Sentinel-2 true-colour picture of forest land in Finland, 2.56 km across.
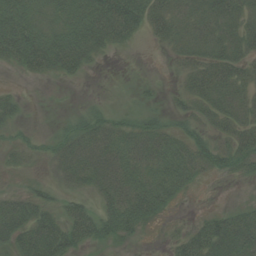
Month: August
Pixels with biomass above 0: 65%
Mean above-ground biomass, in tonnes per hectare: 39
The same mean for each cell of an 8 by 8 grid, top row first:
91 35 67 98 76 41 43 41
113 100 81 28 3 24 37 38
4 15 11 0 5 8 60 40
22 0 14 17 19 21 35 32
17 16 50 52 54 47 36 49
5 11 46 59 50 55 20 22
55 36 33 54 82 15 5 20
58 101 48 35 5 25 74 68
